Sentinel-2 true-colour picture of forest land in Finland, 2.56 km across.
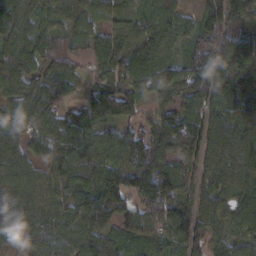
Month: February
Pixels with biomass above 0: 92%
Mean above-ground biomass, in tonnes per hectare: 78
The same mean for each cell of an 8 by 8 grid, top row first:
73 60 56 61 64 43 80 50
79 78 27 92 82 47 80 101
83 67 44 83 75 90 101 101
56 69 66 128 48 86 96 80
45 61 74 74 99 125 99 110
83 49 76 104 147 79 64 112
85 58 94 99 104 86 66 88
40 69 86 63 66 60 110 69
